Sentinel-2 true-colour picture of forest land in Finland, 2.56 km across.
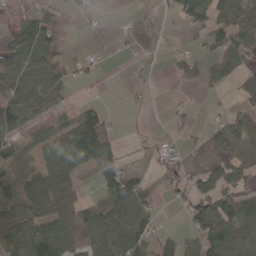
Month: May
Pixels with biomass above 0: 54%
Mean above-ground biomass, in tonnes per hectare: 51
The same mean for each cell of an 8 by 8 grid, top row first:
9 48 14 3 3 29 81 51
74 79 7 3 11 10 29 52
76 96 16 0 7 20 29 28
86 49 49 14 4 13 2 27
31 68 155 86 8 14 16 36
28 88 48 77 31 46 73 61
61 105 91 80 48 15 92 97
113 173 113 90 65 49 88 79
